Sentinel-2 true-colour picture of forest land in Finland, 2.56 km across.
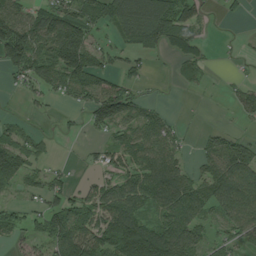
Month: July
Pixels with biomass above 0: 64%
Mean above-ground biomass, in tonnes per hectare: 71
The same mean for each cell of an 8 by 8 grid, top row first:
78 95 111 87 153 136 22 14
162 95 156 36 91 83 27 8
37 78 118 48 33 28 20 15
5 14 31 116 58 6 1 37
81 20 8 44 102 52 46 60
100 55 12 60 110 106 81 122
31 68 86 120 85 128 79 110
28 74 137 148 182 138 49 54
